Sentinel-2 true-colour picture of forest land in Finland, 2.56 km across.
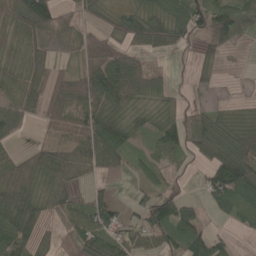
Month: May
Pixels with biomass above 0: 74%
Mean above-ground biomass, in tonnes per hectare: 55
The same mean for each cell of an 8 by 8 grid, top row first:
71 76 17 36 72 79 95 67
21 44 44 62 50 38 42 8
48 64 80 118 75 13 16 1
66 59 63 76 33 39 32 12
18 35 59 85 23 66 64 69
83 73 33 30 31 16 57 126
112 49 46 67 68 83 39 88
94 36 74 69 45 76 75 8
